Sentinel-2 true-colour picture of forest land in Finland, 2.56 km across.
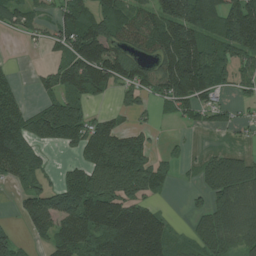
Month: July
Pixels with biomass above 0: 69%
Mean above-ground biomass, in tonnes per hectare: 92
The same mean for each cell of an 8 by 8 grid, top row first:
62 30 112 97 84 171 127 156
1 38 148 106 80 182 106 126
24 43 127 92 85 166 130 45
103 123 98 35 36 42 42 20
180 89 112 143 58 16 5 8
79 43 93 184 130 26 65 125
34 180 171 155 94 2 76 135
56 75 116 158 201 38 97 96
